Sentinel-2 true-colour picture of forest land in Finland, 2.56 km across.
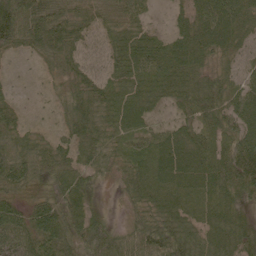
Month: June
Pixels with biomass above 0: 91%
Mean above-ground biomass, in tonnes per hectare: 55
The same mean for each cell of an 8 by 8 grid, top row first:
102 72 38 37 30 25 77 72
44 65 41 49 71 66 67 45
10 17 47 53 73 71 51 43
37 11 68 59 52 32 61 70
54 38 67 49 62 71 66 76
82 45 45 26 62 75 76 80
55 73 47 7 39 53 60 42
71 95 49 53 59 65 58 55
